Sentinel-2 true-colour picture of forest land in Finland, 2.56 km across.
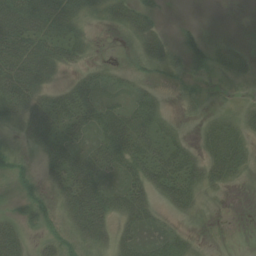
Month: August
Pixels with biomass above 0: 66%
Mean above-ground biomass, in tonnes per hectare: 24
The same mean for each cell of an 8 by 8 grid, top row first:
57 50 33 24 25 1 0 0
51 45 25 3 31 16 25 13
50 26 22 14 12 9 9 12
30 48 40 29 33 6 16 15
8 31 26 43 36 24 27 30
17 22 51 23 35 42 30 15
13 24 49 35 36 20 3 0
34 18 25 29 28 22 0 0
